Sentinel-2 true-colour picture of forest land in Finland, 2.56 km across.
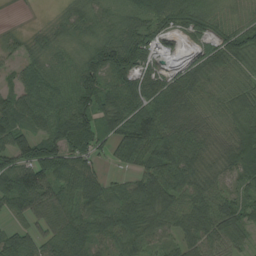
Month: August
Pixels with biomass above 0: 89%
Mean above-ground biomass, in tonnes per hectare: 67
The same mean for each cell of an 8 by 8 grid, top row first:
1 9 59 41 69 80 59 40
32 44 48 120 90 15 55 69
36 61 88 81 78 73 53 38
85 77 93 71 88 67 45 68
90 81 70 55 101 89 61 80
109 88 85 25 71 91 67 71
63 81 68 79 82 74 95 70
71 64 90 74 73 52 69 38
